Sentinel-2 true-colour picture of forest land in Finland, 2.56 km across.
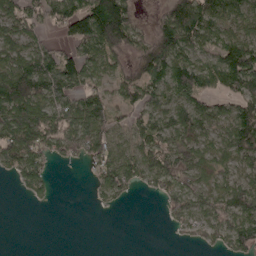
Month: April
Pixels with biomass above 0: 70%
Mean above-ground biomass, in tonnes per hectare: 71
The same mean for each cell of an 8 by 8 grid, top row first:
86 84 125 174 11 116 103 94
73 60 72 100 91 117 63 102
152 131 84 51 87 113 79 119
129 93 109 58 70 95 79 92
123 93 86 74 76 83 56 107
48 52 0 87 65 108 46 54
0 5 0 14 0 49 75 94
0 0 0 0 0 6 37 92
